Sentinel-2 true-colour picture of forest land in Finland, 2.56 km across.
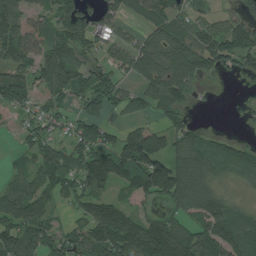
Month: July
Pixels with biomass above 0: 73%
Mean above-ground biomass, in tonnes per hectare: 87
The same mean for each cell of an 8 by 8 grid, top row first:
111 66 121 88 62 87 26 51
137 97 81 70 87 127 114 109
107 97 74 66 69 102 29 23
47 56 61 43 44 62 2 14
27 82 87 82 179 94 72 49
47 100 101 145 149 175 89 49
121 71 61 114 28 72 136 41
132 84 85 170 170 172 132 104
